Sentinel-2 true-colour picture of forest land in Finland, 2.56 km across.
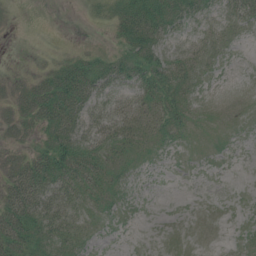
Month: July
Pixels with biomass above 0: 71%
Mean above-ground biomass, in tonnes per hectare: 21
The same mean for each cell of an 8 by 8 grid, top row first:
2 0 1 25 63 38 17 21
1 2 9 13 47 16 17 4
13 32 58 35 43 34 10 2
23 50 39 24 28 33 10 8
15 35 42 27 21 16 8 4
43 58 40 24 7 2 1 0
57 35 18 17 3 1 2 3
54 30 20 3 1 3 1 8
